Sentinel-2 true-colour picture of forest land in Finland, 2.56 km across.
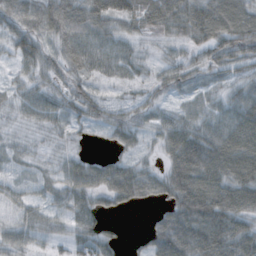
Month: October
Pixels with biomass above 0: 88%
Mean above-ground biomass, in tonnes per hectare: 52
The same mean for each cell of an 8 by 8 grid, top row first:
68 88 87 95 91 94 92 83
44 37 87 63 20 27 63 66
25 39 41 35 32 50 32 42
31 54 42 34 38 34 43 71
22 20 14 18 19 56 60 82
19 23 61 76 54 60 68 69
33 35 53 25 11 74 100 69
43 27 45 27 22 118 98 72
